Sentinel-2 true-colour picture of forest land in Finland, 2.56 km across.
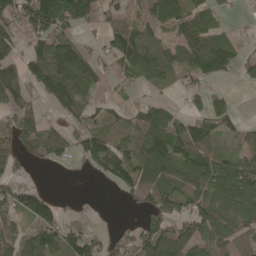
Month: May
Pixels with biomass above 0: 70%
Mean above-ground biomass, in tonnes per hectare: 83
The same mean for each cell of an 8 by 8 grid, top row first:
90 190 141 56 76 125 75 10
56 110 73 83 122 76 118 38
94 151 139 42 63 58 49 27
73 26 82 51 81 44 71 21
79 104 67 92 124 150 109 51
57 2 6 100 119 125 149 139
80 88 13 4 65 87 102 137
91 116 108 44 114 134 106 55
